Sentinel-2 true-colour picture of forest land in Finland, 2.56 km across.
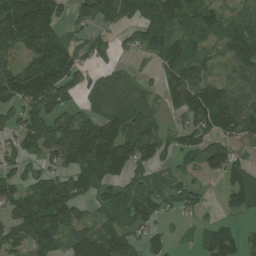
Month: July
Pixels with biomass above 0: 75%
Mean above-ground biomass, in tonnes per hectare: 90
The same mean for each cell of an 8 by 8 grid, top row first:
188 144 59 95 94 116 69 36
93 206 51 28 55 78 39 112
140 218 74 62 19 92 87 131
60 107 68 101 131 39 156 153
59 119 196 182 154 57 94 57
59 61 114 90 69 43 39 74
104 165 66 77 111 38 22 69
79 93 73 99 44 12 70 59
